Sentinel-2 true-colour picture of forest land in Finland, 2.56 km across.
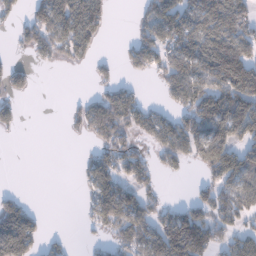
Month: January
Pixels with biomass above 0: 53%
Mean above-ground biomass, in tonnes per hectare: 69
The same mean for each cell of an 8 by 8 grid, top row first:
23 108 149 26 47 101 108 96
19 76 86 0 92 96 103 118
42 0 0 29 15 109 107 177
33 0 43 127 67 59 129 125
0 0 6 82 30 101 144 83
0 0 27 94 59 16 50 113
94 1 13 157 82 47 85 85
211 25 4 50 107 177 119 70
